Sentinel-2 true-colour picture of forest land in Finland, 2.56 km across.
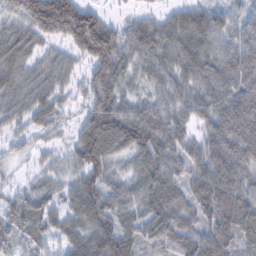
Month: February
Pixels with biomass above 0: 93%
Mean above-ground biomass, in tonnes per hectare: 91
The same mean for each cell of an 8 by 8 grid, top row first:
75 188 142 18 35 54 96 65
92 44 99 115 102 97 91 149
74 69 40 109 54 80 96 141
61 74 37 145 84 74 113 212
30 27 89 111 119 93 113 197
13 45 68 55 99 80 163 136
52 61 97 90 90 100 140 146
52 51 73 115 79 100 126 97
